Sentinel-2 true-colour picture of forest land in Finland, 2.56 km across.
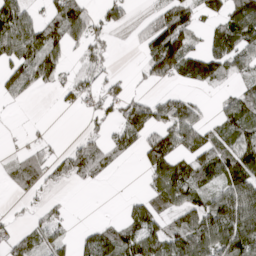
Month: March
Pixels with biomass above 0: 59%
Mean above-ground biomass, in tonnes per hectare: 58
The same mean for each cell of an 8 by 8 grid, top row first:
97 57 95 50 21 87 41 96
95 94 43 22 48 133 55 89
93 57 53 39 30 59 75 33
4 1 29 46 88 89 16 75
7 23 40 59 69 79 67 87
57 49 58 14 31 88 50 86
7 29 1 0 57 67 79 121
54 44 33 79 98 81 99 113
